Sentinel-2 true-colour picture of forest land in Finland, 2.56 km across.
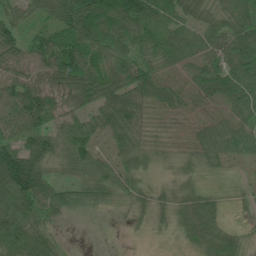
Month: July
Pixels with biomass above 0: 90%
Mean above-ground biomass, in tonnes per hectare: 53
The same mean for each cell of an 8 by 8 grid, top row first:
34 41 108 93 86 59 42 68
50 64 78 58 47 69 60 84
53 55 74 68 64 57 87 80
74 53 41 84 57 58 66 63
59 57 67 32 40 42 82 18
137 51 34 40 27 27 27 15
86 57 33 15 27 41 49 14
84 53 1 1 4 15 54 37
